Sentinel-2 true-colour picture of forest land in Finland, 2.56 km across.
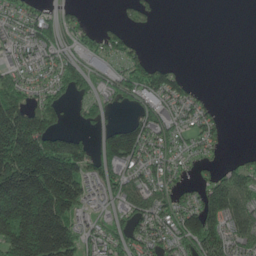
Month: June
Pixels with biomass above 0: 63%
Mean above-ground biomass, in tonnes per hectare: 91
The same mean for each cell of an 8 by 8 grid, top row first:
52 52 29 2 40 0 0 0
55 83 59 78 23 0 0 0
73 56 83 50 109 75 0 0
184 118 33 24 67 61 43 0
308 200 96 164 119 54 58 0
275 297 141 81 76 55 38 96
302 299 89 46 103 98 142 142
224 290 101 80 79 82 159 108
